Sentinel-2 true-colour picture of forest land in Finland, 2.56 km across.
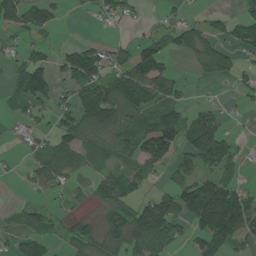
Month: July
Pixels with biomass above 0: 58%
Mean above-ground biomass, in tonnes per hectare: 69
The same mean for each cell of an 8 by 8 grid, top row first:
88 59 8 54 8 26 31 50
24 28 66 42 71 88 94 69
60 82 105 103 136 43 30 40
35 39 112 170 99 84 44 11
13 44 80 83 115 93 140 24
6 76 43 62 51 47 73 25
17 33 16 94 104 117 298 176
37 48 86 95 118 54 105 80
